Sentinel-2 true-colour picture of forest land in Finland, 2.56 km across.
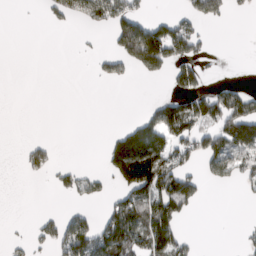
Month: March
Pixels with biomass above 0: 32%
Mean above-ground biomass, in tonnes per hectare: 47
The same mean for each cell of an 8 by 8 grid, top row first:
1 30 85 111 41 31 61 7
0 0 3 35 213 100 16 1
0 0 0 36 18 60 20 7
0 0 0 0 19 94 97 114
4 23 0 54 135 69 80 101
3 27 41 65 190 119 49 54
0 3 20 51 112 99 2 1
11 44 120 131 105 91 0 14
